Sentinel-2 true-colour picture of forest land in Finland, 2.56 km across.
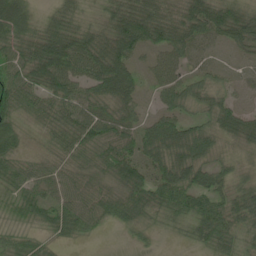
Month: June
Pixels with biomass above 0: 87%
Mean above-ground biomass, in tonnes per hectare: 54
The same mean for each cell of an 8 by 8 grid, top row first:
80 34 45 57 102 63 89 63
68 102 84 92 55 65 25 42
76 83 58 98 23 49 30 11
77 61 66 55 21 42 43 40
40 40 75 72 67 85 57 44
52 56 54 57 52 80 51 33
34 46 68 54 66 61 57 59
27 20 19 1 14 8 56 42
